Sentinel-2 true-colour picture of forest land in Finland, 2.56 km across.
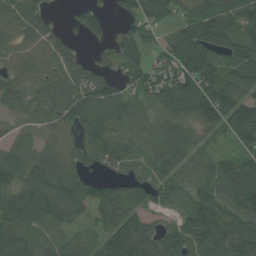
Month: July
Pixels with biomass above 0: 86%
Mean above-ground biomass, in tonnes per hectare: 75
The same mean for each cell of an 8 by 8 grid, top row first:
77 35 43 23 84 54 80 95
71 75 28 49 49 84 85 79
59 63 71 58 71 100 93 87
48 52 102 93 65 108 125 105
57 58 55 80 64 114 45 53
77 116 69 34 42 81 84 113
96 102 59 94 55 44 86 90
98 71 61 87 81 97 125 101
